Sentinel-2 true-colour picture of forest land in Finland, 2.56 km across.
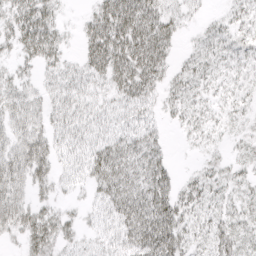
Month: April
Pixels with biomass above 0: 77%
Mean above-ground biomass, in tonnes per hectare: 29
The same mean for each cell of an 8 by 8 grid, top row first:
37 34 9 56 58 27 8 18
27 42 18 57 61 17 20 18
23 18 29 40 50 19 19 13
38 28 30 20 22 16 15 12
38 34 28 33 39 3 11 9
42 28 21 56 45 17 20 15
47 21 10 41 65 43 20 17
14 45 18 27 65 49 26 23
